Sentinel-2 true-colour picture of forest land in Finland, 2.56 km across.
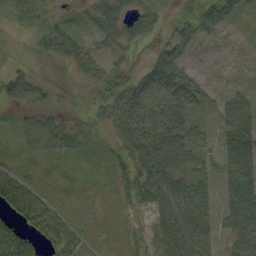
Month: September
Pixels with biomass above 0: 83%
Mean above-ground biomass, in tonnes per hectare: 37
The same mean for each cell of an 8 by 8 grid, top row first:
43 32 21 56 36 17 38 22
12 42 45 31 8 54 20 20
39 21 11 40 47 67 23 24
13 25 17 49 62 62 22 67
23 43 36 24 79 70 26 61
42 16 15 28 60 57 25 52
46 46 21 14 29 84 36 70
41 37 38 12 21 73 39 48
